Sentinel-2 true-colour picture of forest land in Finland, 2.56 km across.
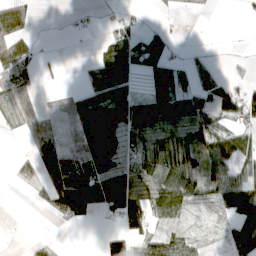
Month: April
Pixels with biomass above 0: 58%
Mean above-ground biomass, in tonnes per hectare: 51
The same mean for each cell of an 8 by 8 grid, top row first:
68 0 8 10 7 6 1 3
61 1 0 31 53 13 7 2
62 4 11 128 50 79 60 16
47 22 78 159 98 113 76 78
2 65 55 105 65 109 89 76
13 68 82 120 66 89 77 72
0 28 70 87 84 59 28 119
1 12 0 54 58 46 16 104
